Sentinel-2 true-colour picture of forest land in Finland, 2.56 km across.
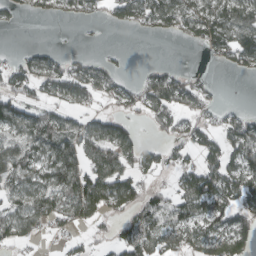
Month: March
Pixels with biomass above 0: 61%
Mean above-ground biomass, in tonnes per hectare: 61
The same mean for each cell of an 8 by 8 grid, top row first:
20 26 33 37 85 96 100 94
9 18 6 5 0 1 50 109
72 69 80 51 44 62 16 7
87 61 43 37 54 72 35 32
88 79 101 113 39 47 72 101
81 66 99 114 48 46 114 103
61 82 96 60 79 77 87 76
55 9 25 39 88 69 89 93
